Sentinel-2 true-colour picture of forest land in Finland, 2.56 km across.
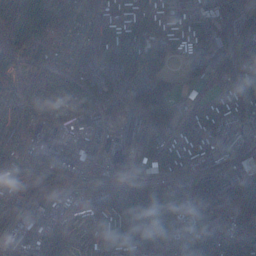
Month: December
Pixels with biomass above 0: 88%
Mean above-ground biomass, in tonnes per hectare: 99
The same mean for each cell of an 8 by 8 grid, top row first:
127 130 80 97 115 123 105 108
132 116 102 129 110 68 103 129
117 119 95 78 118 34 57 99
86 101 100 51 142 80 133 72
133 91 63 54 83 109 107 127
110 73 81 64 79 66 79 124
76 79 146 134 145 47 80 127
67 144 114 89 145 65 92 91
